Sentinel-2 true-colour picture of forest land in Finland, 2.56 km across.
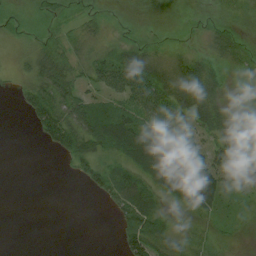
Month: August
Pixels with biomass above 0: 72%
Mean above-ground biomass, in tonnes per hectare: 29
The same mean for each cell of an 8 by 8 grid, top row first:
17 25 16 7 2 3 11 18
10 31 21 23 26 13 22 31
12 52 28 60 81 49 47 9
7 56 58 48 59 49 46 8
0 21 48 52 74 69 42 13
0 0 18 56 48 83 66 37
0 0 0 20 63 18 35 13
0 0 0 2 64 29 21 9
